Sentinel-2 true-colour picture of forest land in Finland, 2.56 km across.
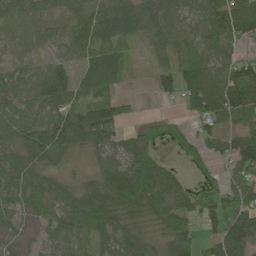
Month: May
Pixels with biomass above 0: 84%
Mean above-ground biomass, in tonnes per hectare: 68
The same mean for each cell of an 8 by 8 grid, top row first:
68 51 60 83 59 39 71 80
40 37 60 75 25 54 57 34
50 109 53 71 6 81 99 97
57 75 87 94 5 15 111 80
83 119 79 73 58 46 48 88
97 63 18 95 117 43 37 80
66 74 110 100 98 83 80 92
35 40 66 71 51 88 42 130
